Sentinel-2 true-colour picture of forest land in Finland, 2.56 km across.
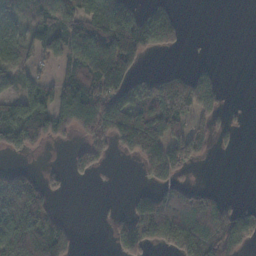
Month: November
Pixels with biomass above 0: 54%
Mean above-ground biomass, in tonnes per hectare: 78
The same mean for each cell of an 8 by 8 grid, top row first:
66 89 103 186 83 39 0 0
85 61 115 157 93 21 1 0
69 33 129 124 58 86 96 0
95 117 179 177 120 118 88 4
88 43 53 91 158 103 52 13
63 26 32 1 29 75 0 0
161 71 0 6 99 128 124 45
196 206 11 44 113 120 131 125
